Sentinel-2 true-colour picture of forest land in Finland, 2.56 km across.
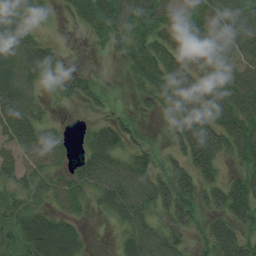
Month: August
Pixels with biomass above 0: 82%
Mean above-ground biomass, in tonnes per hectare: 50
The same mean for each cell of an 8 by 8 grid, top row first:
57 20 50 78 75 45 54 62
61 36 1 29 66 60 60 59
65 38 28 5 47 67 49 63
72 17 11 20 16 63 68 81
62 55 18 67 30 36 82 74
48 41 50 67 62 60 43 46
49 36 26 41 55 70 41 77
63 92 36 7 64 45 45 61
